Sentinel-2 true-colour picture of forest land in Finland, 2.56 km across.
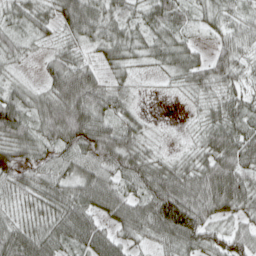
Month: April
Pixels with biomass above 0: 92%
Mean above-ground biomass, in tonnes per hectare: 57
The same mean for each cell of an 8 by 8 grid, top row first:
46 44 100 61 50 64 36 38
39 20 35 63 45 64 25 45
25 43 96 34 8 33 59 39
85 81 108 57 13 1 34 57
85 58 86 92 43 6 50 78
63 54 73 61 84 68 82 82
30 55 68 69 74 132 81 69
74 64 60 51 32 73 60 59
